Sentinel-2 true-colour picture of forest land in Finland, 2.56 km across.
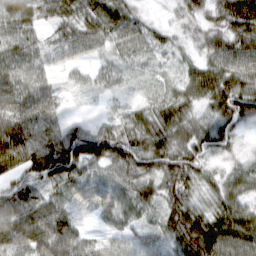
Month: March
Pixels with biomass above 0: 92%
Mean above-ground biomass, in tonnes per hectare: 60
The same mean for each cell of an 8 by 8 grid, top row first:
60 46 68 77 29 26 51 97
61 41 59 48 46 31 52 77
58 32 16 29 14 35 88 75
65 55 4 22 49 82 47 81
137 84 97 85 80 78 67 21
65 96 73 53 72 81 43 50
87 76 28 52 51 72 52 68
69 101 62 30 43 65 115 92
